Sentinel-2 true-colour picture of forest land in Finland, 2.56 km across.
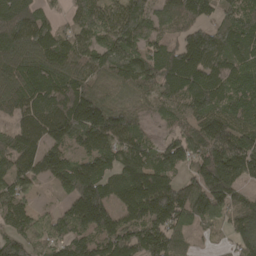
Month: April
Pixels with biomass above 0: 91%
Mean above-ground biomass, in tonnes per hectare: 151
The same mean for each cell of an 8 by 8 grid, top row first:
226 89 129 172 183 175 97 155
209 180 141 180 145 123 216 190
160 176 152 118 154 182 190 149
110 189 230 144 52 82 166 139
136 143 102 162 120 121 200 179
161 102 169 121 194 97 201 179
128 43 188 136 218 219 163 157
134 116 115 171 182 128 28 123
